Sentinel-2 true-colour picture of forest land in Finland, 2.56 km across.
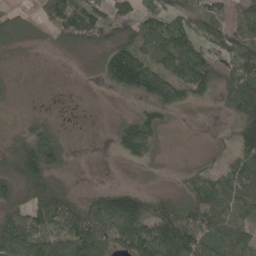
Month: May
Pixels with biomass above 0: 67%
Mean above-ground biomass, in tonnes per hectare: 70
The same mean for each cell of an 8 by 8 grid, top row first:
32 96 160 74 63 76 107 73
20 8 50 101 94 120 67 104
4 0 1 85 158 97 100 143
1 6 1 1 39 28 2 138
64 125 0 20 88 0 4 70
99 100 1 0 2 7 63 98
62 141 88 125 88 73 107 84
126 93 141 87 125 130 98 91
